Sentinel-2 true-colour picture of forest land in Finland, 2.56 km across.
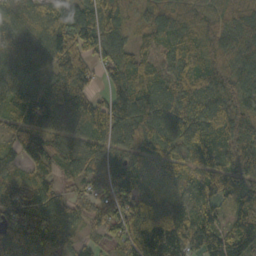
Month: October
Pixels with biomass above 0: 95%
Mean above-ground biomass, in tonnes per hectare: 98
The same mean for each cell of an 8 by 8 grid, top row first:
74 82 123 66 69 102 90 87
83 97 134 90 70 84 91 126
68 75 124 71 111 96 107 98
117 106 111 153 126 109 96 95
97 88 92 85 86 90 128 138
76 76 79 107 48 36 104 130
148 130 77 119 86 49 97 99
146 190 60 69 128 104 99 112
